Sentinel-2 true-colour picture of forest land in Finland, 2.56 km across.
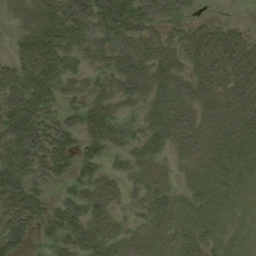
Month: August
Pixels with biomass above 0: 86%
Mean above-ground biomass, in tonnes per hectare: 50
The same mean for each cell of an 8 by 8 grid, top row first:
36 88 87 96 72 48 8 2
31 95 53 70 73 60 88 68
69 77 34 47 66 51 75 81
79 43 46 47 37 57 43 53
73 85 46 48 44 39 37 41
68 50 43 27 45 18 32 25
88 45 59 40 29 30 29 11
46 33 67 55 33 34 25 7
